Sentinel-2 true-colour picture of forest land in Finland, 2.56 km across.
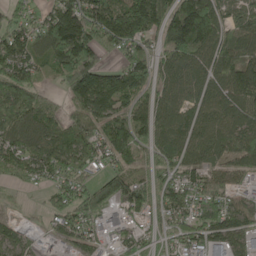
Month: May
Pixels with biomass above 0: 87%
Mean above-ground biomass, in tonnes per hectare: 120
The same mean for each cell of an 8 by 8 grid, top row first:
78 99 210 171 248 206 244 82
147 169 234 98 102 185 185 135
167 41 227 138 125 121 134 185
152 101 96 135 105 113 121 142
138 144 137 149 89 125 136 133
68 80 97 107 85 99 92 77
11 56 126 92 115 112 111 85
61 30 90 47 67 68 111 79
